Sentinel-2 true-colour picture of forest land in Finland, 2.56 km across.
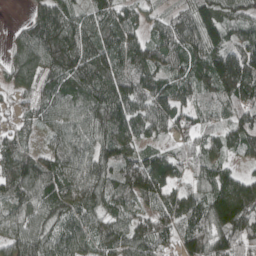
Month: April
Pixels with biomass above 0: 92%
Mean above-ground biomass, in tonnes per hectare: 101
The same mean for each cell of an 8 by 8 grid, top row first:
3 122 71 90 54 64 112 79
66 134 130 101 101 118 134 107
83 93 119 110 113 92 122 198
41 80 88 131 105 96 63 117
83 56 96 117 62 71 76 97
132 127 112 91 180 81 90 65
98 99 109 86 63 120 125 186
109 96 97 102 140 82 128 131
